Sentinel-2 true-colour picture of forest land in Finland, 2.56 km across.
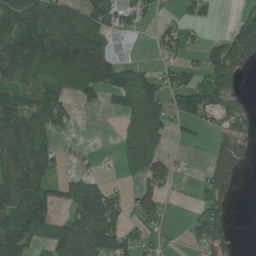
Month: June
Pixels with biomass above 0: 60%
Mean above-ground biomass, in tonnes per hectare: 71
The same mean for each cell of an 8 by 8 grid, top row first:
109 90 69 59 36 24 40 39
124 159 160 44 3 62 81 142
77 74 88 116 73 43 80 47
99 96 12 27 137 60 70 56
98 51 7 9 147 10 26 82
108 61 58 7 72 24 74 45
128 88 150 107 72 8 81 1
132 86 142 100 48 8 120 12
